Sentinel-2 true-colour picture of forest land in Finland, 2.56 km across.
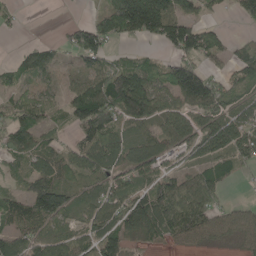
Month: May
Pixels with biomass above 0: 71%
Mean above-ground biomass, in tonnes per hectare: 83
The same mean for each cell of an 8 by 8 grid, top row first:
19 0 1 127 293 149 27 53
8 31 116 44 11 108 112 47
37 33 55 155 160 144 126 78
85 60 113 159 171 81 106 76
93 52 71 90 80 74 100 118
45 110 64 83 91 69 80 26
74 173 64 90 117 129 89 28
84 75 69 111 50 63 43 44
